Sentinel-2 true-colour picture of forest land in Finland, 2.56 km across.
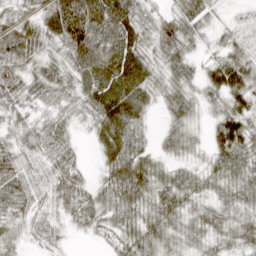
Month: April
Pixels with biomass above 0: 91%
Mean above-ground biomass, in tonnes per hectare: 49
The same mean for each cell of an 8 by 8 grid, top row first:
34 64 111 82 38 47 36 16
75 37 88 73 42 53 23 50
56 59 53 81 61 45 43 66
46 47 38 84 43 43 22 59
46 53 14 68 32 32 28 80
66 50 32 54 65 38 36 44
42 48 55 56 47 53 31 37
35 41 7 28 61 40 37 41
